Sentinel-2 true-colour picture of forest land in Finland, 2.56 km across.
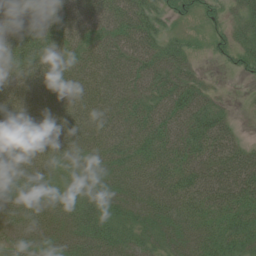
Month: June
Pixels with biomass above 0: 92%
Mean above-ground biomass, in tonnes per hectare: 54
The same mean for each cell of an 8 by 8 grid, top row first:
81 78 61 70 73 25 21 30
84 77 62 73 73 43 14 35
69 66 68 65 65 70 15 8
58 42 61 68 65 71 58 4
57 44 59 68 66 73 63 33
76 55 51 49 60 71 49 65
51 58 61 47 49 57 53 55
26 33 55 62 38 41 50 49
